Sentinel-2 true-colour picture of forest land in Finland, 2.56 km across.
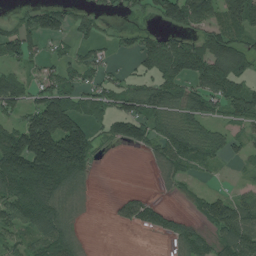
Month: July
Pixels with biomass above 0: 63%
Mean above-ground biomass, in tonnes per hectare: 77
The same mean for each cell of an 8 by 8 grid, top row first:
25 103 41 15 23 113 106 151
92 27 33 25 75 115 109 83
72 47 54 41 60 95 109 76
55 204 86 75 97 82 70 91
155 221 182 31 76 106 83 29
202 244 112 0 1 49 10 10
124 116 32 11 67 18 84 77
51 106 39 0 1 57 59 129
